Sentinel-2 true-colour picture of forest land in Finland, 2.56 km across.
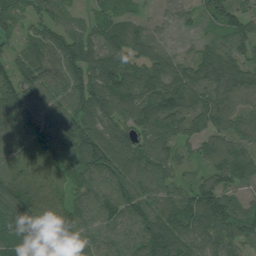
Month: July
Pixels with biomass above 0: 94%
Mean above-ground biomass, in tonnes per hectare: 87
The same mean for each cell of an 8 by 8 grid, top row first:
59 67 26 58 29 51 48 72
45 110 95 96 79 25 56 61
99 97 101 120 111 98 89 77
131 101 99 100 114 119 103 77
77 127 106 115 88 70 78 76
76 82 80 102 118 58 68 88
84 103 81 106 103 102 127 64
92 80 98 90 110 112 86 88
